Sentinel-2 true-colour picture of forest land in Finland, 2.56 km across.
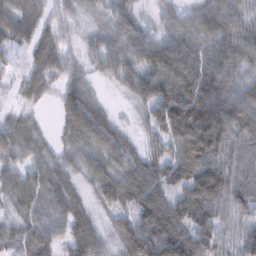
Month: February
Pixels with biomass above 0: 92%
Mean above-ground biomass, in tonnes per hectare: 67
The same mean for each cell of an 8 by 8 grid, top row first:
72 47 25 56 16 49 85 58
39 65 24 57 76 84 79 75
27 50 35 26 82 103 100 56
23 9 119 27 41 149 141 96
68 31 60 88 34 89 136 68
52 60 38 80 84 72 125 57
37 61 53 62 88 82 111 60
45 61 77 39 130 122 78 50
